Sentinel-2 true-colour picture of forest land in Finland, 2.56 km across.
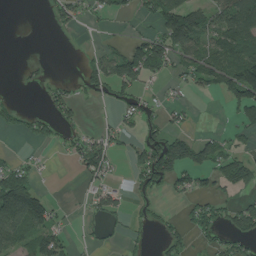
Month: July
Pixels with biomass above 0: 43%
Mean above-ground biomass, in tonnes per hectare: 53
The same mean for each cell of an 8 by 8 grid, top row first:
0 17 34 34 42 154 88 147
0 0 5 25 95 102 67 117
3 16 37 105 73 28 58 148
43 32 23 13 53 23 1 50
2 25 54 48 84 119 63 29
109 9 26 31 93 81 41 88
200 84 8 59 19 9 68 72
90 90 10 12 8 44 35 66
